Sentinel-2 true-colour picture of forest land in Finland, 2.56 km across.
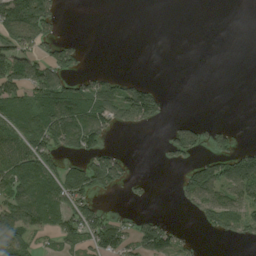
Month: August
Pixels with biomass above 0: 42%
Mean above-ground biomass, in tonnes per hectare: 54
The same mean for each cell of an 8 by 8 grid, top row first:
160 93 0 0 0 0 0 0
101 63 34 0 0 0 0 0
122 121 52 51 30 0 0 0
106 127 131 97 130 0 0 0
84 97 104 25 0 80 54 27
112 94 87 87 9 18 118 134
104 122 80 15 7 5 84 74
86 14 54 107 103 52 2 29
